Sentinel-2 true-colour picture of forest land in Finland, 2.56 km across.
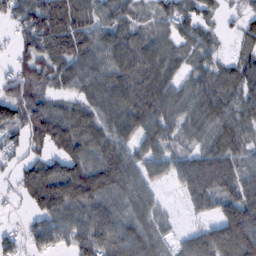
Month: February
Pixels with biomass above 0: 86%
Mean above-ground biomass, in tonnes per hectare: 87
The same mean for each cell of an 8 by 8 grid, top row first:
78 175 119 75 37 86 39 34
51 139 135 110 101 67 51 37
94 91 104 110 113 60 75 76
109 114 80 91 117 74 87 76
54 113 115 95 70 43 65 69
57 155 154 135 66 59 123 81
11 135 123 102 65 9 57 119
34 76 97 102 90 32 90 165
